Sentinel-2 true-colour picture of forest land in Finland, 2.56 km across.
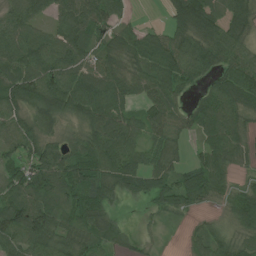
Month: July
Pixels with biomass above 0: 85%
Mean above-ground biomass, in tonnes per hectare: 69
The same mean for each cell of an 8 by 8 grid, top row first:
68 40 81 63 4 81 80 80
102 94 92 67 79 83 81 66
84 97 92 90 75 80 48 95
70 102 70 90 55 59 86 71
70 75 54 94 60 39 61 52
60 109 101 85 81 56 91 18
95 72 86 44 15 54 23 85
86 88 70 47 15 1 63 49
